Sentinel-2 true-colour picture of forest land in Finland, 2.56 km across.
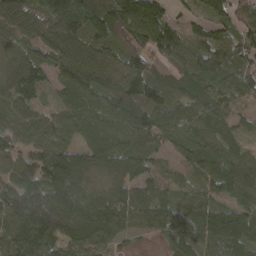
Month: March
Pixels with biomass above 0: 92%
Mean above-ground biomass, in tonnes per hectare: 86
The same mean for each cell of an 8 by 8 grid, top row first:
108 108 153 118 168 36 74 61
61 79 61 61 70 72 94 80
109 46 88 68 99 74 91 88
58 45 87 87 93 85 91 44
68 63 71 84 73 62 74 37
100 132 107 101 89 42 84 99
130 170 155 110 80 71 72 81
134 97 113 71 20 106 79 100
